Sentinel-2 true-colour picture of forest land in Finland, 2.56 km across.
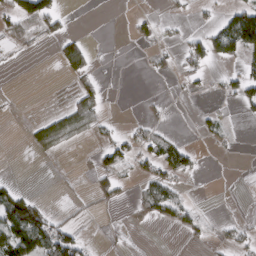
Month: March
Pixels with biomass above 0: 25%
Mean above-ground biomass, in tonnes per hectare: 23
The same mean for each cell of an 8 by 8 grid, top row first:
63 70 0 0 13 7 6 92
15 5 45 2 9 17 64 88
0 0 25 0 1 10 13 47
1 11 60 2 6 0 12 11
0 44 11 33 36 35 9 2
3 0 3 32 31 40 1 1
85 21 10 8 38 58 3 1
116 99 36 5 2 2 13 23
